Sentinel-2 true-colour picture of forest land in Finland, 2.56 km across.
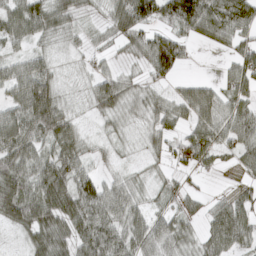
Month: March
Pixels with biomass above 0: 84%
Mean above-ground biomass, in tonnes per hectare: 59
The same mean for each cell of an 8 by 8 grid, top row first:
79 84 46 70 109 96 103 90
32 27 23 24 68 89 13 48
75 81 25 55 35 34 22 73
78 127 18 48 39 49 67 61
118 66 50 22 27 39 64 64
82 91 73 22 20 29 12 23
113 104 100 72 41 36 33 64
16 87 81 89 80 54 51 57
